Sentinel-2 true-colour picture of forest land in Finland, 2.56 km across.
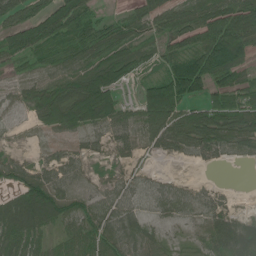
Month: June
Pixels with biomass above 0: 80%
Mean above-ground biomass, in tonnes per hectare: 56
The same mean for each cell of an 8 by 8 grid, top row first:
60 93 87 24 58 78 85 94
83 78 82 80 40 67 120 105
25 46 79 85 51 117 96 63
10 85 111 72 77 109 88 98
8 9 13 27 32 50 68 45
35 34 15 16 12 9 2 0
68 104 60 52 21 37 30 9
60 35 64 65 45 11 43 75
